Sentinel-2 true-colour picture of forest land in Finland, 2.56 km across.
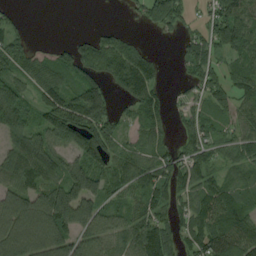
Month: August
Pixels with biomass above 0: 76%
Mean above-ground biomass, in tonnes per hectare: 86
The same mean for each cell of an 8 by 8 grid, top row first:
27 0 0 0 58 87 62 127
75 26 77 85 35 20 81 90
98 102 102 85 124 15 96 71
122 132 173 75 77 27 66 69
87 134 153 91 61 49 83 75
98 109 137 76 82 87 71 47
124 160 146 64 73 58 122 91
141 133 109 87 127 75 120 147
